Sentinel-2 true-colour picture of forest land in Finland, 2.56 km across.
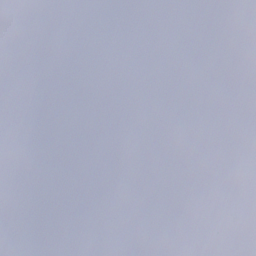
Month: December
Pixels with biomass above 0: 84%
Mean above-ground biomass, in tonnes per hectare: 93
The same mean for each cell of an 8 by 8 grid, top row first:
58 69 122 102 95 85 94 53
75 109 116 74 70 86 89 18
42 149 118 100 74 122 87 67
65 30 82 101 106 124 104 53
48 135 165 48 104 107 88 12
108 174 95 50 76 74 63 82
98 142 124 74 174 74 104 78
62 165 119 78 200 114 90 120
